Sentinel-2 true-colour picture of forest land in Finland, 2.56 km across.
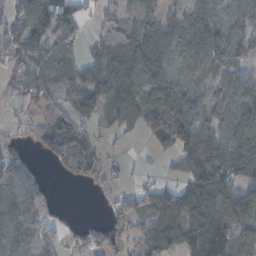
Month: November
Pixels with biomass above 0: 74%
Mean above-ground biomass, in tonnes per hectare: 62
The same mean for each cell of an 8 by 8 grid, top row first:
60 116 43 24 29 42 61 46
72 65 33 97 83 60 101 54
27 46 62 112 74 53 37 57
13 46 51 72 66 89 52 76
16 62 83 14 10 109 139 97
53 17 43 17 12 27 169 82
73 69 0 29 51 101 127 135
67 57 26 36 55 98 133 63
